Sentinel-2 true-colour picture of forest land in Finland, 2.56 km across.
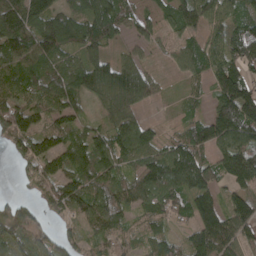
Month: April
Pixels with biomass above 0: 85%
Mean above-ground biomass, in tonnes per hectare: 89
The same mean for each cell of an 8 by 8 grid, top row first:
137 104 75 96 44 81 100 80
106 121 77 34 40 47 77 128
84 95 97 138 102 18 67 136
119 84 53 86 39 17 64 195
81 90 79 103 102 76 106 124
17 104 109 94 113 133 97 139
61 58 99 120 82 87 115 96
90 60 59 89 66 57 151 90
